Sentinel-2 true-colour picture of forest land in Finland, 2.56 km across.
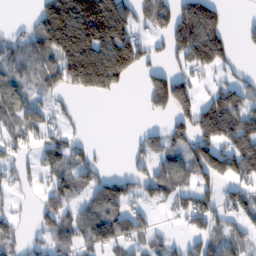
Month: February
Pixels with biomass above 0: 59%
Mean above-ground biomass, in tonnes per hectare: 86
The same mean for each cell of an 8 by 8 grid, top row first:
2 160 229 214 75 103 132 9
78 118 212 216 87 93 176 17
59 65 179 174 49 130 40 46
72 64 10 0 22 116 141 126
66 78 40 1 51 60 131 121
45 60 75 52 71 93 114 98
23 86 62 104 42 52 105 86
63 84 101 100 58 20 67 49
